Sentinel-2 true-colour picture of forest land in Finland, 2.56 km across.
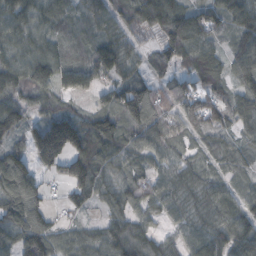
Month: October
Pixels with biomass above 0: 88%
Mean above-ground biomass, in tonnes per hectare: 76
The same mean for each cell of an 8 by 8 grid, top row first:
87 73 38 56 99 107 77 96
74 67 49 98 30 112 76 69
94 96 104 65 61 40 76 60
99 65 45 104 123 65 91 61
55 206 110 94 57 53 38 43
150 37 115 58 63 64 53 41
127 45 40 55 64 62 84 78
87 68 54 85 82 54 98 111
